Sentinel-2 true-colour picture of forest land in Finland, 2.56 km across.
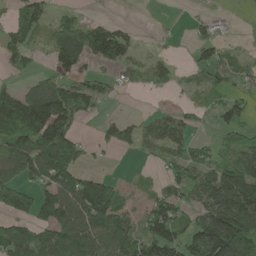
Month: May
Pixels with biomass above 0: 60%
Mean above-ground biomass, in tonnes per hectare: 74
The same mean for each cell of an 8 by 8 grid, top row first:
78 60 31 8 1 2 19 1
85 53 173 127 11 7 62 9
27 65 52 29 23 19 33 34
152 173 83 5 12 35 29 55
101 162 61 66 52 58 26 76
79 123 99 24 9 58 71 176
153 136 146 113 35 90 126 179
89 97 135 118 91 90 185 160
